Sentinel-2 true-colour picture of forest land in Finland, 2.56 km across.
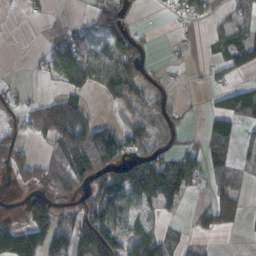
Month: November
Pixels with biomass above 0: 53%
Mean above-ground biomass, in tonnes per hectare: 51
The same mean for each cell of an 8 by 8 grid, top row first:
2 23 12 78 5 32 31 37
0 58 104 79 35 10 12 75
6 26 92 95 59 10 24 26
42 97 92 14 35 28 32 98
55 39 121 104 67 35 47 33
34 67 94 87 110 86 47 23
4 74 50 93 48 22 51 36
93 90 84 114 62 19 9 2
